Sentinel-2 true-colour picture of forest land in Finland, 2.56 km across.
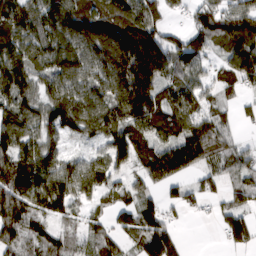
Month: March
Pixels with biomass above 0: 84%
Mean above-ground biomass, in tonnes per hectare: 106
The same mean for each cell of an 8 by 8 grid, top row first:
127 135 140 152 151 28 118 136
120 126 148 200 236 112 86 116
161 100 116 143 214 99 62 104
128 123 147 137 184 140 77 34
121 104 35 118 98 125 108 41
146 126 111 74 81 95 71 79
157 98 52 55 96 56 32 72
99 76 53 59 106 74 0 70
